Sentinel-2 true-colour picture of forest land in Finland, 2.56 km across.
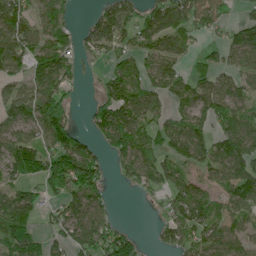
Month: June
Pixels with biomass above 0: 71%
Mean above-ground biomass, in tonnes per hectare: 92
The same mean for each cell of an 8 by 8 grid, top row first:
123 113 12 134 87 137 105 39
125 138 64 90 79 107 32 114
66 152 32 111 89 94 74 65
101 170 12 144 128 60 87 97
122 104 80 107 93 138 123 135
82 116 158 30 90 90 65 128
155 40 109 29 3 84 85 88
137 50 113 101 18 82 97 74
